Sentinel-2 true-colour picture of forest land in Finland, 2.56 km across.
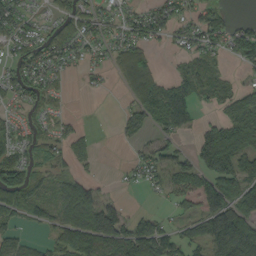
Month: September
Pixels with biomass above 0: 64%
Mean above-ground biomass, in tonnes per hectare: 60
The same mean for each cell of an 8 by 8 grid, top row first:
66 26 64 36 49 54 52 11
53 69 46 43 55 29 48 84
60 50 10 15 100 50 50 19
25 45 4 1 67 112 14 91
62 49 57 4 30 34 117 115
106 49 54 6 40 69 69 114
91 53 139 58 12 34 38 140
56 34 109 114 125 61 104 205
